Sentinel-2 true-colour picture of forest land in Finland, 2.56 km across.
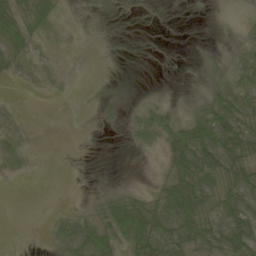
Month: May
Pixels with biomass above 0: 47%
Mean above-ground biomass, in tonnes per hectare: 19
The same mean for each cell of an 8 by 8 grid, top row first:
39 33 3 1 1 0 0 2
25 10 2 0 0 0 3 11
9 8 0 0 0 0 11 23
8 1 1 10 19 11 33 40
21 0 1 0 17 47 50 42
7 0 1 0 0 56 55 38
0 1 6 34 52 74 44 28
0 8 46 47 62 51 46 48
